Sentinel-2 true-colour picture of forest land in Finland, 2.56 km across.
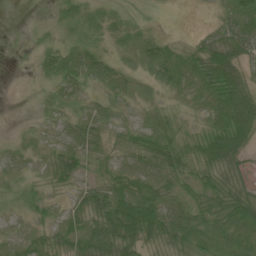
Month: July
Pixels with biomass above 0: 79%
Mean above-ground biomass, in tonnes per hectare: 30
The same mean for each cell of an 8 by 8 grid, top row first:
0 3 26 17 3 0 3 55
1 17 31 16 47 20 41 43
0 16 38 43 28 34 48 39
0 11 17 32 14 17 21 69
10 16 36 17 43 40 60 50
11 15 21 28 29 34 35 20
9 17 32 66 73 36 40 55
14 23 56 73 45 46 44 47
